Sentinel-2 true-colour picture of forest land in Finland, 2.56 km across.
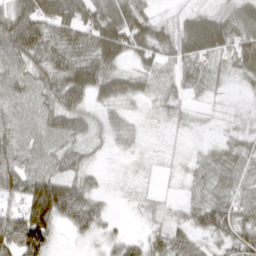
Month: March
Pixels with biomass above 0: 87%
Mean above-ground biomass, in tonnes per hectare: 49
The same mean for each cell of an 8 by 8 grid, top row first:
75 63 75 84 50 24 47 64
88 74 59 84 68 68 73 78
72 65 71 65 43 45 36 21
71 65 56 32 14 29 11 13
67 65 43 21 13 10 15 40
77 59 44 7 10 12 52 57
43 114 72 11 22 19 73 63
88 64 12 26 28 55 29 51
